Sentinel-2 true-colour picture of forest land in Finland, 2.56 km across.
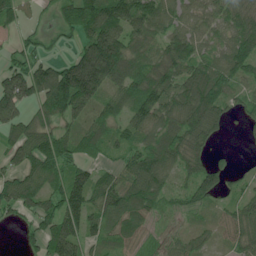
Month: June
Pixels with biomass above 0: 83%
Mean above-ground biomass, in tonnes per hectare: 89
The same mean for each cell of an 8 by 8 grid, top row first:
63 19 152 135 121 73 68 89
34 29 96 205 91 106 67 107
147 159 272 131 118 110 139 81
110 92 91 64 106 103 118 42
76 103 86 61 84 110 56 6
66 99 83 74 123 59 114 33
73 77 133 107 94 41 47 72
4 104 113 64 44 53 40 77
